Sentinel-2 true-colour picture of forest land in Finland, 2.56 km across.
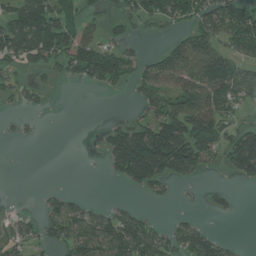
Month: July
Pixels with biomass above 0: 49%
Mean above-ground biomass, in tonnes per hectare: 68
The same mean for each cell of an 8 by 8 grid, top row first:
117 136 45 33 75 69 87 115
116 124 102 56 14 70 110 94
30 17 39 71 80 97 173 122
13 10 0 1 49 124 152 47
8 0 0 111 227 211 125 160
0 0 0 37 154 83 18 63
8 45 55 30 14 6 12 6
62 40 101 129 114 69 76 7
